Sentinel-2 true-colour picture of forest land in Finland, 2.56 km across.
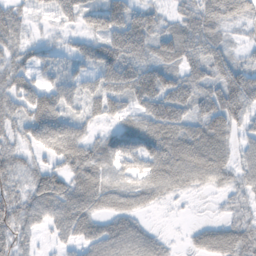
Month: November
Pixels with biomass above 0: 82%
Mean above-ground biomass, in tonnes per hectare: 60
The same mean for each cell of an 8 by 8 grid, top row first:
42 27 49 84 56 38 85 63
48 26 30 86 65 68 73 20
60 39 46 77 104 64 66 86
56 100 43 54 63 86 90 82
40 71 91 52 78 90 99 38
51 73 75 45 68 91 73 44
72 77 85 59 41 5 3 33
58 15 56 88 71 7 59 75
